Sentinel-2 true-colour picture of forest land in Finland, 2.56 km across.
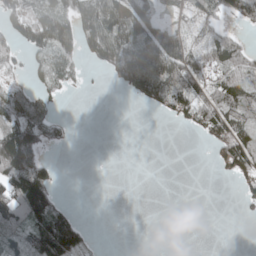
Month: April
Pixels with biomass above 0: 48%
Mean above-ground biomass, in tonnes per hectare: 56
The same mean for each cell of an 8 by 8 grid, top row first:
94 91 76 95 103 27 42 52
59 87 63 135 128 107 71 52
24 42 17 33 126 123 63 64
84 45 0 0 13 55 81 86
197 45 1 0 0 0 29 114
198 96 0 0 0 0 0 61
138 144 7 0 0 0 0 8
75 208 93 0 0 0 0 0
